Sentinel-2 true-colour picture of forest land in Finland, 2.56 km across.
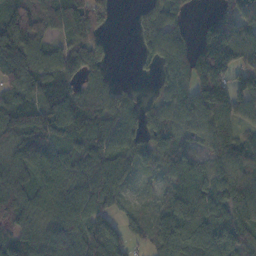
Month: November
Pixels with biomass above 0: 85%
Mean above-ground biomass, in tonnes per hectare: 86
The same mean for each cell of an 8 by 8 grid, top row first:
108 87 104 28 37 43 35 90
140 75 83 15 35 74 172 120
101 95 65 29 4 76 168 83
109 87 101 90 58 85 126 75
92 98 78 108 77 87 73 91
88 93 101 108 26 89 86 108
93 85 96 57 19 133 124 117
79 95 101 91 40 124 128 126
